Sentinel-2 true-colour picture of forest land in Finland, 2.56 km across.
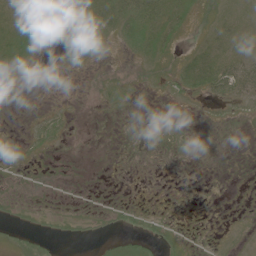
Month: June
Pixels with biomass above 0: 32%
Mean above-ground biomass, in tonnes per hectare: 6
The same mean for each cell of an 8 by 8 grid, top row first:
12 15 13 25 23 14 6 13
19 2 14 2 18 5 19 14
4 0 0 4 4 13 38 37
0 3 0 2 0 1 2 4
3 4 0 0 0 0 0 0
1 1 0 0 0 0 0 0
2 1 0 3 3 0 0 0
7 5 3 3 9 4 0 2
